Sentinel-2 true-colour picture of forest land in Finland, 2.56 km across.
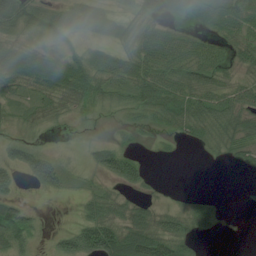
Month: July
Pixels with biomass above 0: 70%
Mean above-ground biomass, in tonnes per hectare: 44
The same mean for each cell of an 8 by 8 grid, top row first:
85 58 50 36 59 45 59 79
63 40 26 34 77 75 46 45
75 72 79 60 88 67 46 36
26 32 22 19 48 71 70 66
45 8 2 24 9 14 32 47
35 80 12 50 36 0 0 5
52 1 21 54 40 24 31 3
56 11 87 103 101 82 10 0
